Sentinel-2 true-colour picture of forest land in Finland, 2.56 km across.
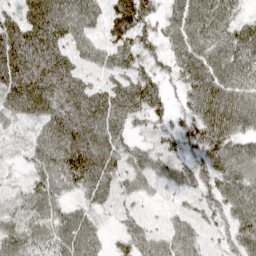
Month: April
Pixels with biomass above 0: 90%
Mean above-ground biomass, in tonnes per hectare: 66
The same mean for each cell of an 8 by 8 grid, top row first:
65 110 82 72 65 54 78 35
123 107 60 64 41 53 71 73
116 115 66 57 55 34 92 67
57 80 101 93 55 24 94 89
17 82 114 82 37 35 79 72
15 77 94 76 77 64 51 89
41 61 38 39 32 29 40 72
66 52 73 20 63 76 33 59
